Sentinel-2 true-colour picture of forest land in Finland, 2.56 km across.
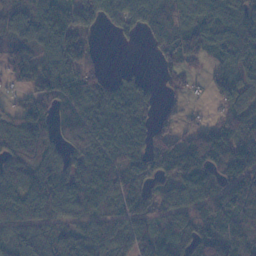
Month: November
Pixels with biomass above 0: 82%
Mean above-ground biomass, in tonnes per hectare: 73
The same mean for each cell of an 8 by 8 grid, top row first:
51 82 77 53 81 95 97 97
69 70 67 3 9 71 71 106
52 96 80 39 28 22 23 52
56 67 95 105 60 35 11 58
84 71 83 88 77 93 121 82
98 107 97 95 59 78 76 109
85 110 82 63 48 66 64 93
77 85 82 70 86 77 85 77
